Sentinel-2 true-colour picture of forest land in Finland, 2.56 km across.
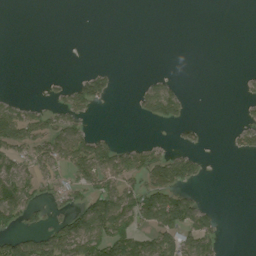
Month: August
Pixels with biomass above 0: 32%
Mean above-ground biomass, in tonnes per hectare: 35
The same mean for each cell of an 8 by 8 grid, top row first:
0 0 0 0 0 0 0 0
0 0 0 0 0 0 0 0
0 6 37 29 15 12 0 7
54 40 42 0 41 59 0 7
75 74 82 44 25 17 5 34
88 38 53 70 65 110 8 0
107 26 63 100 95 127 28 0
68 80 110 110 58 78 71 0
